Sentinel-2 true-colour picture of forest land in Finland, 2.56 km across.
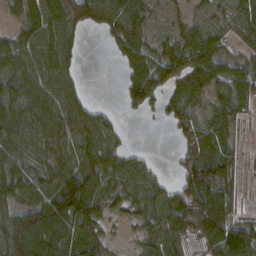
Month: February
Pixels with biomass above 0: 78%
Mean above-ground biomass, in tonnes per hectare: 60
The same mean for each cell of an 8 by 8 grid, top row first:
25 81 82 86 55 11 44 61
60 80 29 35 67 53 86 36
53 57 27 0 106 65 81 69
60 48 48 14 43 59 32 50
60 60 57 44 2 29 73 23
62 48 85 64 44 33 103 33
66 83 131 38 52 93 150 34
120 104 84 34 45 60 101 100
